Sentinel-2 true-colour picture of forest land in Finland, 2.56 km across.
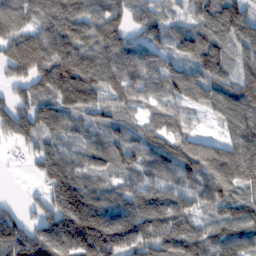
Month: February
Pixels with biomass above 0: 91%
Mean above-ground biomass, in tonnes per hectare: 114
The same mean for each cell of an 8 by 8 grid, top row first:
100 128 128 101 91 39 116 120
138 172 146 138 108 74 123 88
76 143 167 121 140 103 97 103
115 141 100 65 61 61 49 125
62 79 64 75 91 105 73 133
2 148 123 80 102 82 116 110
39 115 227 163 173 158 73 94
176 184 235 227 137 172 109 114
